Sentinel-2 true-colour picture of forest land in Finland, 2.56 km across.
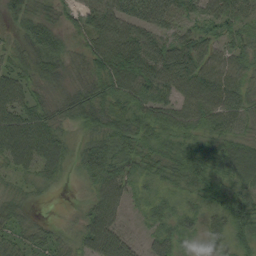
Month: August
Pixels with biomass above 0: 93%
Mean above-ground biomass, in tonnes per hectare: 55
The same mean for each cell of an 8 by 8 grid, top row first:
52 43 48 93 66 43 52 45
38 83 36 107 101 77 42 48
59 49 41 77 92 87 79 52
76 54 60 64 62 60 71 66
107 86 30 58 43 40 51 58
34 38 26 74 39 41 53 51
44 2 18 72 21 28 38 60
46 43 46 86 27 54 28 40
